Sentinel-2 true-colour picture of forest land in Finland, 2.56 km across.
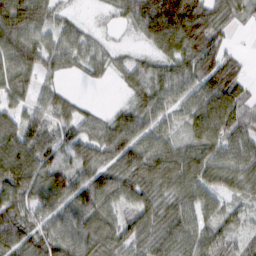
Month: February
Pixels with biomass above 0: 88%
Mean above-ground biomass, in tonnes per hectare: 64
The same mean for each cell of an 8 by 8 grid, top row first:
110 53 15 18 94 162 83 34
86 61 56 21 20 79 90 10
68 28 10 17 52 78 87 56
54 61 32 23 63 48 96 67
98 70 57 77 76 55 79 75
106 84 61 70 83 86 72 76
86 58 78 65 64 56 48 32
82 68 78 75 65 72 64 32
